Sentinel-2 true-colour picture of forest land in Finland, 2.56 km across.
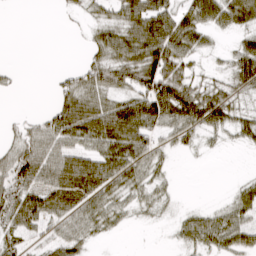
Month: March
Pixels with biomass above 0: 65%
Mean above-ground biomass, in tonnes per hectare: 36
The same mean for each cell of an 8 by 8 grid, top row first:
0 0 10 28 71 50 59 58
0 0 4 53 76 62 21 33
6 3 39 49 64 67 20 44
2 21 78 71 74 74 70 27
30 47 41 61 49 21 9 15
67 40 64 54 37 6 0 5
69 53 48 39 19 10 16 42
38 25 35 6 0 14 43 41
